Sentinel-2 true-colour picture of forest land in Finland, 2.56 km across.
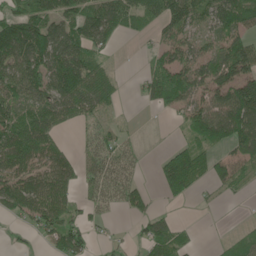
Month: May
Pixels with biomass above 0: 67%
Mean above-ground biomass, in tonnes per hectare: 66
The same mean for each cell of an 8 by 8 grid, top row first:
70 81 89 104 64 114 78 90
127 127 98 25 10 83 53 101
101 99 121 40 43 93 89 130
74 96 74 26 6 42 101 150
103 79 21 51 9 28 56 106
86 92 58 76 15 146 58 56
67 103 42 31 49 10 8 1
15 42 73 18 45 52 2 32
